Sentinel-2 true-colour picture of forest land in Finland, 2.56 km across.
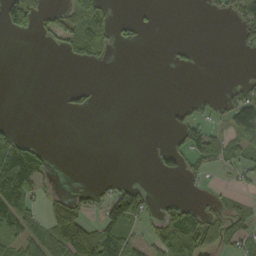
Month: September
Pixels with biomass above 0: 31%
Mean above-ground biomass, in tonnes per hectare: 33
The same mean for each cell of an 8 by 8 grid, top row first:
108 33 136 40 8 0 8 53
0 7 97 41 7 9 0 19
0 0 1 0 0 0 0 10
0 0 21 0 0 14 20 115
44 9 0 0 0 27 70 48
128 27 0 7 0 28 19 32
79 36 44 88 60 51 26 16
46 75 121 84 34 73 65 56
